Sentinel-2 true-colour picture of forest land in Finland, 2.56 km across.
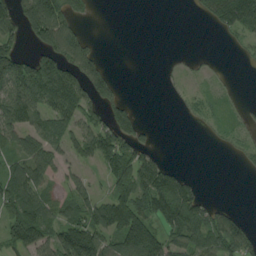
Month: August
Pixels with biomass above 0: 54%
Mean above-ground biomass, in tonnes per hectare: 63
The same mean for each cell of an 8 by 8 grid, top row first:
89 241 33 0 0 0 54 166
52 97 82 0 0 0 1 12
154 183 95 49 0 7 11 2
109 84 81 71 8 2 20 14
65 65 69 103 55 0 4 19
84 56 39 82 119 79 0 2
77 68 85 148 94 151 57 12
61 65 164 90 173 64 81 96
